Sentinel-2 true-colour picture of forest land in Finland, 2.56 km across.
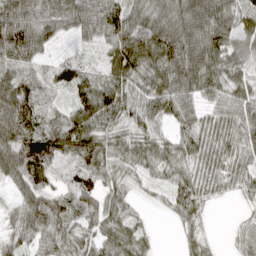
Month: April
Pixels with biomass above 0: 90%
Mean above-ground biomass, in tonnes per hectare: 69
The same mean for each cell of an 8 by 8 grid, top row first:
152 124 110 110 93 131 159 62
139 39 19 66 73 144 125 63
82 27 67 62 86 142 104 65
156 22 74 83 71 67 41 65
115 79 93 55 65 49 66 60
68 50 43 42 27 47 55 49
38 89 66 51 10 40 20 9
45 59 46 62 36 12 23 26
